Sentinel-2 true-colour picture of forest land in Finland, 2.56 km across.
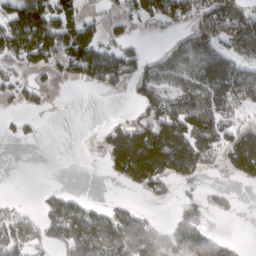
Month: March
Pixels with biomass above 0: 49%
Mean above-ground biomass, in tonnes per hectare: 68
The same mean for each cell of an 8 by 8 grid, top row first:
117 136 45 33 75 69 87 115
116 124 102 56 14 70 110 94
30 17 39 71 80 97 173 122
13 10 0 1 49 124 152 47
8 0 0 111 227 211 125 160
0 0 0 37 154 83 18 63
8 45 55 30 14 6 12 6
62 40 101 129 114 69 76 7
